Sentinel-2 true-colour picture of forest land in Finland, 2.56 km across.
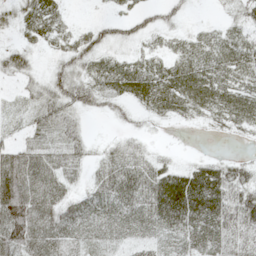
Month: May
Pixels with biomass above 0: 80%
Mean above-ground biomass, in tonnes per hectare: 32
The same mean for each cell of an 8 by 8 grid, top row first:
24 33 1 15 21 18 2 17
30 13 40 27 13 14 19 26
25 37 38 34 39 37 27 19
18 47 35 19 15 24 23 30
24 22 32 19 17 1 1 4
70 50 18 49 46 47 58 39
85 51 37 36 43 70 67 66
79 60 23 16 23 22 38 35
